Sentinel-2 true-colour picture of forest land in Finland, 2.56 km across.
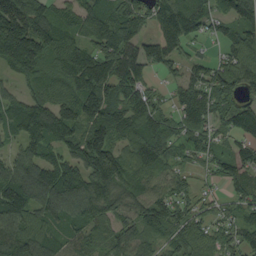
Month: September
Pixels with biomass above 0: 90%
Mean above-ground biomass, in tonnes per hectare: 92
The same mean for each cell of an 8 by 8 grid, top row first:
153 98 87 103 73 118 64 104
173 127 90 127 83 72 13 83
53 77 110 127 67 27 72 82
104 137 145 130 96 62 73 102
54 100 117 117 119 72 61 61
149 135 122 153 82 48 27 75
139 121 119 99 79 77 37 58
133 89 60 58 70 73 72 66
